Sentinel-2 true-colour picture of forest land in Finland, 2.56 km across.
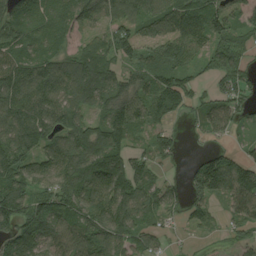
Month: August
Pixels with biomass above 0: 85%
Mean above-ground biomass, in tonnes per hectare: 103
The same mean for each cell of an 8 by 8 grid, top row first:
137 100 114 98 120 166 150 87
110 93 79 116 81 115 92 86
134 121 134 103 86 107 49 108
125 118 94 112 91 70 77 68
154 93 131 151 42 43 29 32
126 119 160 162 95 20 187 164
146 131 135 151 95 49 72 106
140 117 115 113 78 12 29 58
